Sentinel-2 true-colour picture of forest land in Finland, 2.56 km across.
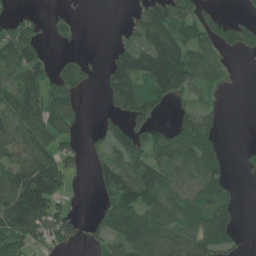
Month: June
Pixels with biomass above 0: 61%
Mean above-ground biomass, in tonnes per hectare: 69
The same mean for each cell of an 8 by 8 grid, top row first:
24 19 8 0 94 126 54 16
112 18 11 25 101 148 65 57
75 65 61 91 108 161 69 9
106 123 47 45 84 26 48 0
84 95 34 73 68 97 71 3
96 141 15 86 107 59 91 7
156 124 10 94 93 67 90 27
88 48 38 85 115 92 118 26
